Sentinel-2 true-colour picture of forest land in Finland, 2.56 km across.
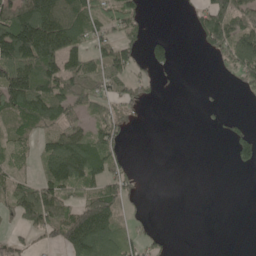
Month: May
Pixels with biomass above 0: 50%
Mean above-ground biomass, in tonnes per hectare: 60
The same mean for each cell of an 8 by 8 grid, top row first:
152 174 106 94 31 1 100 107
197 180 86 87 50 23 49 110
128 107 80 60 35 3 0 50
91 101 47 50 9 0 6 3
56 53 113 74 0 0 0 71
46 87 127 70 4 0 0 2
74 110 89 110 10 0 0 0
30 35 172 112 48 3 0 0
